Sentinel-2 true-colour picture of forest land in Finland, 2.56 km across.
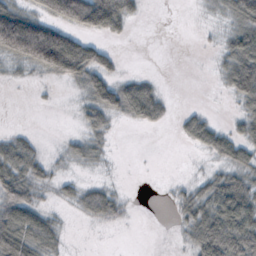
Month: October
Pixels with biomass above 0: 54%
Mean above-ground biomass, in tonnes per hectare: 35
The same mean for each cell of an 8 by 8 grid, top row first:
105 63 108 105 10 0 7 54
121 177 78 13 0 0 3 65
8 14 43 43 28 0 1 74
0 1 19 47 59 10 12 25
42 4 27 7 0 4 44 48
64 23 10 3 0 2 24 39
71 18 21 34 0 19 60 77
84 45 0 0 0 3 83 72
